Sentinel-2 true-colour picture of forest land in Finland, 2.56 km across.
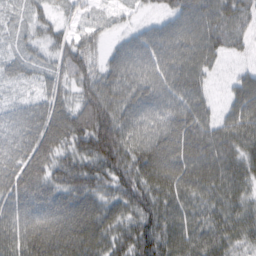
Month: February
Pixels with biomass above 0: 93%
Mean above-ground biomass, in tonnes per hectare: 73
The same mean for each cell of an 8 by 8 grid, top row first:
17 31 24 17 14 56 81 65
22 37 68 27 70 81 85 27
29 44 60 72 71 81 39 31
51 86 101 95 71 83 51 64
93 111 90 135 86 101 98 76
101 87 101 83 90 92 94 74
79 95 107 71 84 77 67 63
95 126 128 83 100 77 80 53
